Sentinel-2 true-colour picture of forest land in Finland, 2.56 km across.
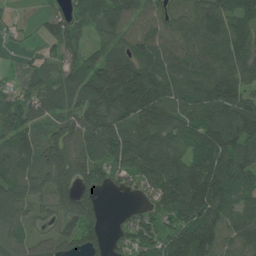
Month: June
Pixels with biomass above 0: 89%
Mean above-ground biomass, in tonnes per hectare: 102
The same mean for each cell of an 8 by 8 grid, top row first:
15 35 65 94 81 68 149 128
13 38 71 92 95 83 98 102
21 83 111 178 162 115 140 96
98 87 125 173 172 113 140 138
109 95 121 134 128 88 124 112
109 114 135 81 111 150 177 111
82 44 138 5 43 121 170 85
69 62 116 44 92 130 159 104
